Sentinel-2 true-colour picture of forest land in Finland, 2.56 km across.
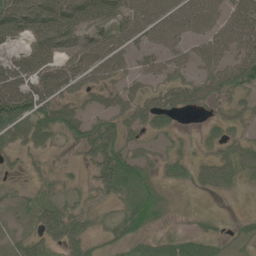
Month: June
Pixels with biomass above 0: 70%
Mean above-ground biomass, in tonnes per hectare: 42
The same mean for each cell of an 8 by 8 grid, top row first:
84 85 77 79 53 56 51 65
28 69 50 50 34 37 54 54
72 76 51 38 27 38 48 61
119 67 39 47 51 40 14 22
36 28 42 66 18 15 19 33
10 19 11 84 39 27 35 38
23 41 26 16 65 10 7 2
21 36 42 26 29 30 32 22
